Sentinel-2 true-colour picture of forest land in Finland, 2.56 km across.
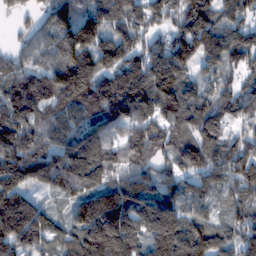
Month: February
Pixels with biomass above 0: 92%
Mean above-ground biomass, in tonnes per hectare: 149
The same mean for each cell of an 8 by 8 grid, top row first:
36 136 187 178 149 125 162 121
73 134 222 191 136 199 167 157
153 160 238 174 186 186 73 81
157 125 147 204 152 152 139 116
158 123 181 114 127 107 165 130
160 155 181 123 123 93 122 163
194 63 156 264 144 137 89 106
173 105 173 257 142 224 164 135
